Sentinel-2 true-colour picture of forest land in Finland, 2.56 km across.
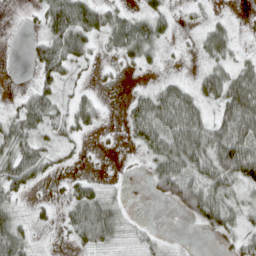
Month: April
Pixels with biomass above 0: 64%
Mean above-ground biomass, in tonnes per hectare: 40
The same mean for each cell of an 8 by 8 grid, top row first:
1 59 88 41 40 17 15 4
1 61 56 27 61 4 50 14
0 44 9 7 3 22 56 78
34 54 43 2 76 101 34 109
63 26 17 2 47 84 86 104
63 22 13 2 12 106 75 84
28 11 65 42 0 29 96 40
72 2 39 36 21 3 5 33
